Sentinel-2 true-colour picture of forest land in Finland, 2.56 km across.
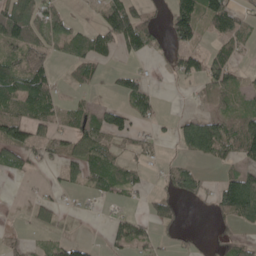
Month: May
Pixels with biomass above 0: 50%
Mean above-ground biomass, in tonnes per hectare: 41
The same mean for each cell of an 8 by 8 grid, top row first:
103 53 7 87 43 86 76 40
62 38 52 44 50 44 22 34
90 63 40 23 32 19 53 25
69 62 38 48 41 5 25 53
72 45 55 44 24 25 97 76
18 6 46 70 18 43 11 66
0 37 7 9 18 31 15 112
12 15 18 27 40 13 5 26
